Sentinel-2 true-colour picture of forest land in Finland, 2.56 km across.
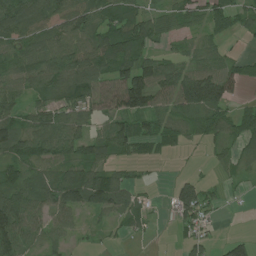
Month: July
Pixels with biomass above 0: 76%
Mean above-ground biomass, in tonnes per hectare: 64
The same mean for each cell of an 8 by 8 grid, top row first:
99 76 83 55 51 58 57 45
66 78 89 115 70 21 39 8
63 76 90 89 125 107 117 48
62 72 74 69 117 76 92 43
86 86 81 95 69 53 39 52
64 73 108 79 13 16 11 25
141 82 82 84 40 73 56 5
98 47 11 12 10 10 37 40
